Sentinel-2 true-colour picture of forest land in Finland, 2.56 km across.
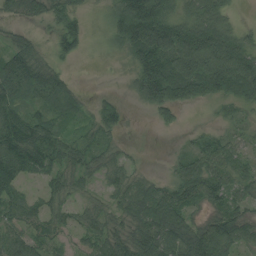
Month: August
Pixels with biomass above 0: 79%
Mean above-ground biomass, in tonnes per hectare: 64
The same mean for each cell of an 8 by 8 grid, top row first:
42 59 41 59 205 79 93 14
59 19 41 19 140 135 151 96
109 81 8 1 125 147 136 132
69 49 38 60 23 40 3 26
103 79 38 24 2 5 50 37
87 52 43 40 27 57 104 60
49 44 29 33 67 103 49 38
56 41 26 60 83 90 129 77
